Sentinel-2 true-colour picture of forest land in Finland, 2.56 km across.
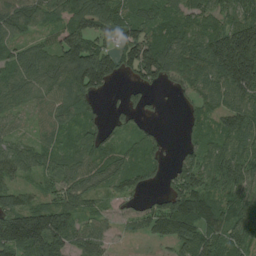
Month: August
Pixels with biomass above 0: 85%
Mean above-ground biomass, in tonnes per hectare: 78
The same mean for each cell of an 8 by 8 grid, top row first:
88 63 91 100 71 77 77 84
55 62 143 64 139 96 113 202
67 76 122 52 70 62 90 166
41 54 82 21 33 5 66 101
42 48 60 54 52 8 74 83
59 46 73 65 64 72 93 94
109 104 66 21 40 137 125 89
142 155 75 34 24 91 96 85
